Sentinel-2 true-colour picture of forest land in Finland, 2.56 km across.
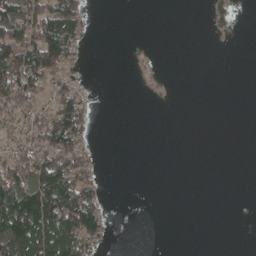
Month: April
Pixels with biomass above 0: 32%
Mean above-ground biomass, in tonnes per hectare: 34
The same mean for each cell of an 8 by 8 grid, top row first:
77 96 53 0 0 0 21 7
105 118 33 0 1 0 0 0
109 60 10 0 2 0 0 0
66 53 68 0 0 0 0 0
52 91 56 0 0 0 0 0
92 110 79 0 0 0 0 0
141 146 155 5 0 0 0 0
131 137 100 8 0 0 0 0
